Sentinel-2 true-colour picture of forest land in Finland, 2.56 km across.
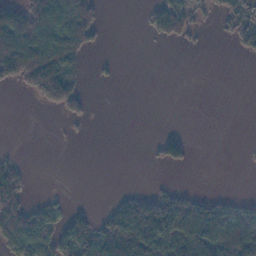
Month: November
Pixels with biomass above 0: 36%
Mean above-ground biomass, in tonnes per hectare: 49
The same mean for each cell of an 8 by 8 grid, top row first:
127 150 144 0 19 100 18 79
165 154 96 0 0 7 2 40
82 172 35 6 0 0 0 0
0 14 35 0 0 0 0 0
0 0 2 0 4 65 0 1
72 0 0 0 0 2 0 0
118 54 19 64 116 88 67 49
100 108 118 178 179 90 89 94
